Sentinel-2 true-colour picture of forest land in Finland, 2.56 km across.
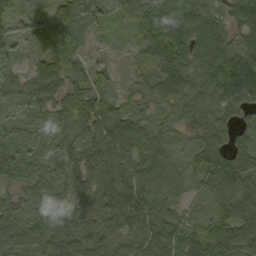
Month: September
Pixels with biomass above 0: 94%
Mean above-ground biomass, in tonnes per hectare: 71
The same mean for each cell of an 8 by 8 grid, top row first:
44 57 70 32 89 97 79 71
33 85 42 11 48 111 125 80
49 90 42 22 47 94 102 123
28 56 80 76 44 56 84 61
53 49 69 107 70 30 73 54
70 58 70 95 77 49 80 96
60 75 70 102 101 50 41 90
87 91 101 85 98 87 85 87
